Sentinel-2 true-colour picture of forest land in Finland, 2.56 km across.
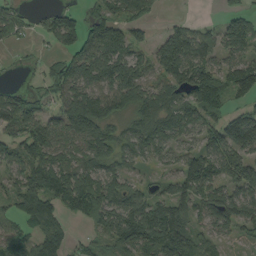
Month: August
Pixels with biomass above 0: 75%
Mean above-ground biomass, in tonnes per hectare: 91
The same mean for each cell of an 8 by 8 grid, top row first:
51 48 61 94 55 8 1 62
26 17 105 131 66 117 74 91
4 85 113 137 95 85 116 137
117 50 160 107 104 99 95 74
97 124 89 105 118 67 99 153
72 152 108 107 30 74 131 119
71 115 105 125 138 118 97 113
82 110 35 85 141 187 59 38
